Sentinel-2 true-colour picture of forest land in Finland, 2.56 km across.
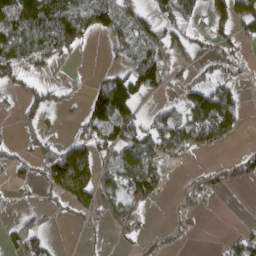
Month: March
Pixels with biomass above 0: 49%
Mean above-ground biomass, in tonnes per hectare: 57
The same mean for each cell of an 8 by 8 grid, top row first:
151 167 108 70 52 75 55 95
115 119 57 32 67 70 25 28
60 26 6 68 99 21 47 22
27 71 22 157 26 37 189 74
18 43 77 80 70 104 91 9
21 93 150 37 129 8 27 44
5 21 66 42 51 15 8 0
62 26 4 12 19 9 1 47
